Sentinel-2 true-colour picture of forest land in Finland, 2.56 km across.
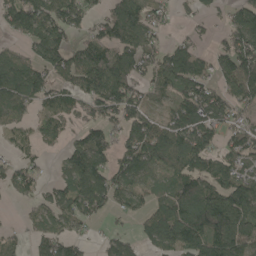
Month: May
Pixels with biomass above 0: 73%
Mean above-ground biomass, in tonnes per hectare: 89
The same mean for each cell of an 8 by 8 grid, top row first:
131 136 92 94 101 28 36 97
35 130 70 92 115 71 33 122
138 92 88 143 83 120 74 150
80 60 63 102 98 94 129 71
44 30 82 74 131 122 90 99
65 22 127 112 95 88 97 94
12 72 86 58 55 126 164 144
35 94 51 55 53 111 136 126
